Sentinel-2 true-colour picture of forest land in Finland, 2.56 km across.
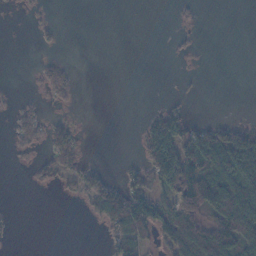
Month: November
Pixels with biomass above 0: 34%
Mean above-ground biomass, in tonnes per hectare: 31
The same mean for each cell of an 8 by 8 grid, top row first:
2 4 0 0 0 7 0 0
0 7 0 0 0 5 0 0
0 41 6 0 0 1 0 0
23 13 3 0 4 31 0 1
19 40 23 0 49 81 99 87
0 25 39 16 39 137 115 110
3 0 6 101 99 95 115 164
3 0 0 35 42 82 77 122
